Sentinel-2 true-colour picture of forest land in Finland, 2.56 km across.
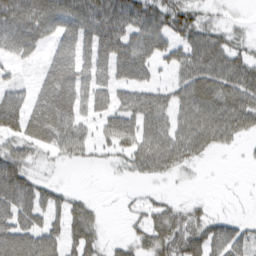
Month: March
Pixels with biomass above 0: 67%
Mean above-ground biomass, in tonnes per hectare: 50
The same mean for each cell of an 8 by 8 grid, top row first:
100 81 80 94 70 61 19 5
55 31 63 86 68 45 84 34
28 57 61 56 45 35 87 84
100 83 47 52 79 59 88 93
46 42 42 39 73 76 57 17
36 12 0 3 26 16 0 0
66 58 41 0 22 31 12 1
78 57 69 11 44 74 76 57
